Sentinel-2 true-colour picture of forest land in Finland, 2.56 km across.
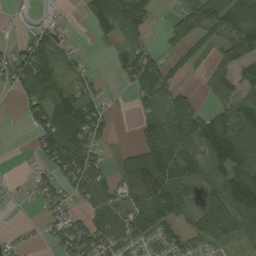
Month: August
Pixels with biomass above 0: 65%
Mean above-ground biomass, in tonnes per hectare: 58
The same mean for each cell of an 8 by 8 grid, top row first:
6 7 11 110 66 32 92 111
32 79 7 27 41 31 28 81
65 98 33 8 104 33 37 55
6 91 98 13 40 92 41 63
0 68 103 16 89 134 95 104
6 46 95 36 129 120 65 111
4 36 30 71 89 72 79 89
9 26 90 77 53 47 53 42
